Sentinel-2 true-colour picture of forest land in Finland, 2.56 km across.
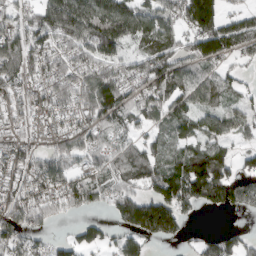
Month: March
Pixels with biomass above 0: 78%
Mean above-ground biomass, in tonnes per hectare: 89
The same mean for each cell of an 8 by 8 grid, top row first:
44 104 145 138 101 91 197 70
105 80 84 91 68 85 130 70
79 82 103 124 94 113 90 39
53 51 83 113 86 86 76 58
67 47 89 74 78 62 85 30
62 103 60 96 104 135 218 90
124 83 73 76 193 148 65 82
89 40 73 48 82 46 57 68
